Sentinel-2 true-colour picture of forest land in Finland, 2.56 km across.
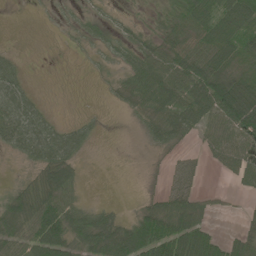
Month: June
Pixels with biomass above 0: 61%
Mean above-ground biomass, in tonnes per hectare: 39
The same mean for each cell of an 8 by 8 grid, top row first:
0 3 12 11 7 40 57 85
4 0 7 21 35 47 56 72
42 0 0 12 58 68 91 77
71 16 4 2 38 47 65 119
50 76 40 0 11 20 32 63
4 56 15 0 2 12 4 38
63 70 32 17 28 53 23 6
55 100 48 93 113 101 67 40
